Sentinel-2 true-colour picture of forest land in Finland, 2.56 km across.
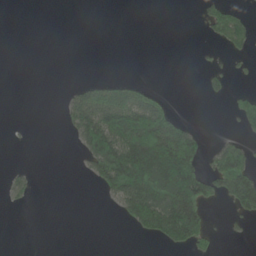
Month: May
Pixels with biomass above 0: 26%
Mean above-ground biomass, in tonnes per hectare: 47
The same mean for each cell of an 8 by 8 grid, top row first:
0 0 0 0 0 0 52 43
0 0 0 0 0 0 7 47
0 0 11 25 7 0 26 8
0 0 106 119 121 27 0 58
1 0 52 166 225 211 18 35
16 0 6 198 223 249 105 134
9 0 0 14 184 221 58 75
0 0 0 0 14 87 34 7
